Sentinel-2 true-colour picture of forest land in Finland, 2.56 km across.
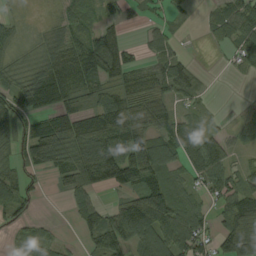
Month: August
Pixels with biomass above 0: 73%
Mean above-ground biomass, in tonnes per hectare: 73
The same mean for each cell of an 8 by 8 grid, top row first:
16 7 57 37 22 29 20 93
31 50 85 134 32 29 15 72
47 122 87 66 61 96 6 11
99 102 71 149 108 52 12 12
76 177 111 116 122 127 110 40
79 39 107 108 135 57 98 59
65 0 66 59 188 128 40 127
16 37 28 116 94 100 59 185
